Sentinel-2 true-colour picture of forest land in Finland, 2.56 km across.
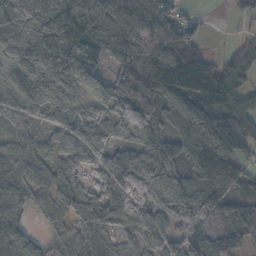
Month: October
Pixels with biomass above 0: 91%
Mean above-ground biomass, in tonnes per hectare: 97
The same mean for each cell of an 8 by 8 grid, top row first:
75 111 159 96 97 75 12 20
86 159 176 98 115 192 30 49
89 126 114 91 184 155 149 105
72 87 83 87 145 81 88 118
68 52 120 95 118 97 145 96
64 61 91 119 89 111 141 80
71 63 98 102 90 117 109 87
81 46 90 68 66 66 114 75
